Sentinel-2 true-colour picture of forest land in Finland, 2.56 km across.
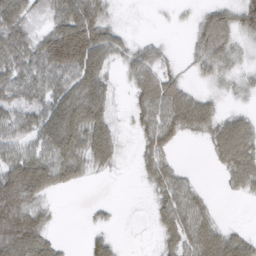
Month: March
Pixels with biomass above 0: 71%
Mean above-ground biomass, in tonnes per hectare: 47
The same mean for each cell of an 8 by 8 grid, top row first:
85 41 96 28 5 6 35 47
73 91 148 55 30 6 51 30
64 65 78 28 61 42 19 25
63 78 94 41 48 73 42 22
58 74 74 66 32 23 23 78
103 88 37 10 22 38 1 48
97 25 1 8 4 60 26 1
105 50 3 26 3 50 61 43
